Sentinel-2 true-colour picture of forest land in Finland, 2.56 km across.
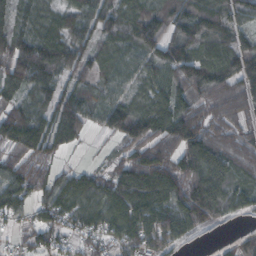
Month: October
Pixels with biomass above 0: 89%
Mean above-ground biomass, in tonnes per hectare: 86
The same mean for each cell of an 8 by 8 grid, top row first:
67 58 76 94 108 103 104 73
107 113 74 73 102 106 87 86
109 95 64 63 63 84 114 114
91 77 100 101 101 108 73 73
99 100 32 24 110 122 124 82
87 55 62 71 138 120 142 63
74 81 77 95 117 106 144 58
28 58 46 64 102 72 10 51
